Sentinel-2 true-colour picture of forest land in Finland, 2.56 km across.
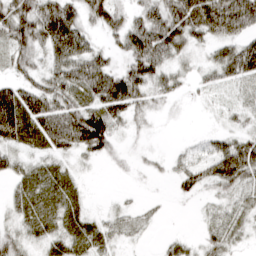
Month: March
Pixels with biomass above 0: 79%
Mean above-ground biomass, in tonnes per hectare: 44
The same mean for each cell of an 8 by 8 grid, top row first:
76 74 53 59 46 73 137 140
51 56 69 28 81 63 33 58
33 46 70 75 74 32 23 41
87 71 65 63 31 6 5 18
50 52 64 37 7 5 26 58
37 47 16 4 7 33 52 76
31 51 32 11 10 2 15 30
31 34 46 24 6 15 30 16
